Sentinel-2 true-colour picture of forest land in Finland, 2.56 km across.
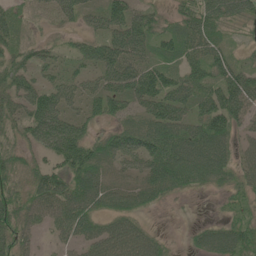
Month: June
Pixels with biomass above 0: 82%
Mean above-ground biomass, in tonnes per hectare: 60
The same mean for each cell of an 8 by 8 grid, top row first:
42 27 49 84 56 38 85 63
48 26 30 86 65 68 73 20
60 39 46 77 104 64 66 86
56 100 43 54 63 86 90 82
40 71 91 52 78 90 99 38
51 73 75 45 68 91 73 44
72 77 85 59 41 5 3 33
58 15 56 88 71 7 59 75
